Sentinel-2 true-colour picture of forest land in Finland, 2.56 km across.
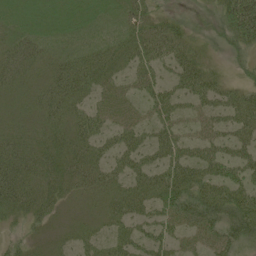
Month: June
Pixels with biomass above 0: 82%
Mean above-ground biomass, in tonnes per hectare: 33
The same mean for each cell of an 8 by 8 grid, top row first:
20 24 24 21 33 13 8 98
33 25 28 30 43 41 8 32
25 28 49 31 33 32 38 15
10 35 30 30 22 30 30 56
35 31 38 33 32 39 38 40
57 37 40 34 42 45 41 39
41 31 7 30 30 49 59 59
13 14 20 29 31 27 40 42
